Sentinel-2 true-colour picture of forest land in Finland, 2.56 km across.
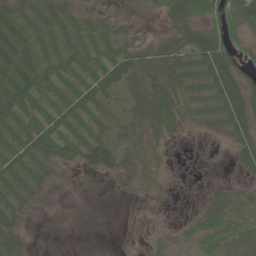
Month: May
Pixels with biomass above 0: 68%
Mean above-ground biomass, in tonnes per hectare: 25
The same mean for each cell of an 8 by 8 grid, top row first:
25 21 19 16 12 37 41 82
36 21 26 24 21 34 50 35
42 36 31 34 27 28 33 45
34 26 29 12 29 27 19 47
27 32 31 24 19 8 8 36
22 17 12 20 21 4 2 12
23 5 2 3 8 4 35 57
27 1 1 2 16 28 58 51
